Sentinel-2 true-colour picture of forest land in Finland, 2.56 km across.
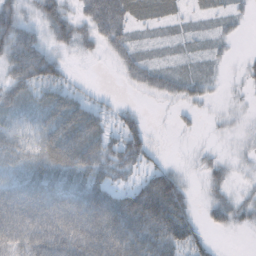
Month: October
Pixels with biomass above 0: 75%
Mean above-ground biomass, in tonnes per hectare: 40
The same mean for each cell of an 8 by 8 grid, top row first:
50 55 35 72 32 19 15 12
61 36 25 31 13 9 12 3
53 48 6 2 31 29 19 12
47 70 68 23 9 10 8 10
42 64 82 43 45 1 6 10
36 63 65 44 37 35 26 11
78 79 78 82 110 70 24 34
60 77 85 94 75 64 19 1
